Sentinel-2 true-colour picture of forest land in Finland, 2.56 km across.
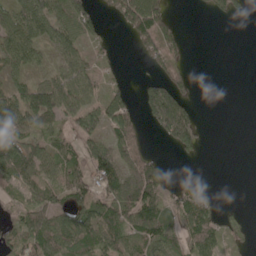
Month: May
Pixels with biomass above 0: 58%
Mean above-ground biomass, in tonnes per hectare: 51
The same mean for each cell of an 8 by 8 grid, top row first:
67 82 93 33 129 15 11 12
92 37 49 13 45 39 0 0
41 47 82 19 23 42 0 0
88 97 74 67 62 195 0 0
89 51 49 57 31 77 5 0
88 54 60 82 83 3 2 0
37 67 66 78 106 49 40 5
52 94 88 70 76 43 72 14
